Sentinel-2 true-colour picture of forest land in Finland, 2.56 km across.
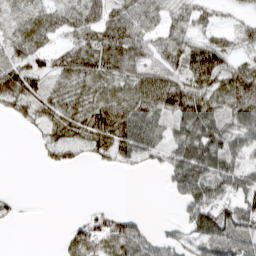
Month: March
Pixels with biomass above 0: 71%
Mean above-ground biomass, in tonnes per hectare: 45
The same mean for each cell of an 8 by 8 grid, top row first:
30 44 37 50 53 34 25 12
50 35 67 90 54 53 58 27
83 37 50 49 61 52 69 78
33 43 51 82 75 63 71 67
0 31 41 76 74 55 99 45
0 1 0 4 4 68 87 52
9 0 3 16 1 12 96 71
0 0 51 63 51 36 91 60
